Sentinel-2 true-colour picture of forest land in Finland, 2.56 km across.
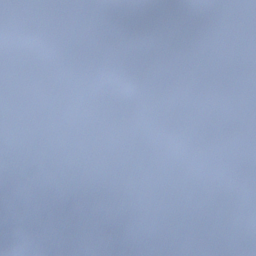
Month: December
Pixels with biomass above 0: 76%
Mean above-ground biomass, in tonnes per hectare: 118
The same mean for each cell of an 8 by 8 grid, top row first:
29 9 26 81 122 181 106 133
32 102 21 44 196 267 177 172
108 182 40 81 200 198 135 131
230 210 184 71 92 98 62 4
252 192 112 191 202 216 79 37
121 147 35 107 221 184 138 52
129 141 53 87 82 136 126 86
166 104 127 54 9 35 59 123
